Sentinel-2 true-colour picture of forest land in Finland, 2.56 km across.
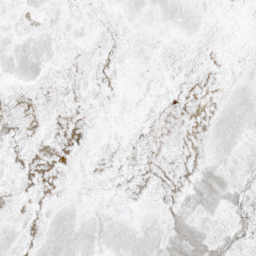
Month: May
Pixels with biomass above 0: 39%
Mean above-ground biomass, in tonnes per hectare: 5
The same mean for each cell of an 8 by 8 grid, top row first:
1 4 2 2 5 9 3 0
11 8 2 1 6 1 1 1
8 3 1 1 4 1 1 5
0 0 1 0 1 0 3 14
0 0 1 1 0 1 6 7
1 1 2 0 1 1 18 6
1 4 5 4 4 8 13 14
6 11 14 12 13 25 19 9
